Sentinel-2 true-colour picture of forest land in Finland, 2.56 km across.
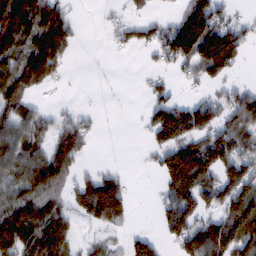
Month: February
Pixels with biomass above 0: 58%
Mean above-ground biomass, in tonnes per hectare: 77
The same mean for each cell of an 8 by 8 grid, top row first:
150 128 4 12 28 46 162 22
90 155 14 17 48 116 162 97
129 70 0 1 16 23 66 17
86 23 29 1 33 114 80 124
98 64 91 0 19 144 143 104
83 111 48 60 3 175 107 135
94 75 79 163 0 139 66 140
160 120 28 25 54 68 131 144
